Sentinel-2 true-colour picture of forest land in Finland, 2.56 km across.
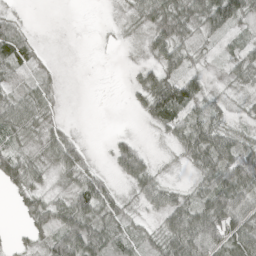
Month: April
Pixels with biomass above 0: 70%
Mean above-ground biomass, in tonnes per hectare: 34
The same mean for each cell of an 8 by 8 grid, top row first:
13 0 0 2 39 68 77 58
56 3 0 2 13 53 11 24
13 23 0 0 36 54 23 22
47 26 0 0 25 69 30 8
28 33 29 16 10 24 68 47
62 20 50 19 46 2 46 82
10 49 71 44 16 49 62 62
6 40 91 47 25 67 83 68
